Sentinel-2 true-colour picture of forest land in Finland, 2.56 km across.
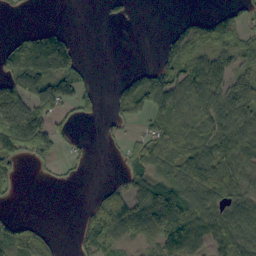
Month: September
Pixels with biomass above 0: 56%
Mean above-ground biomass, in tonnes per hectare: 57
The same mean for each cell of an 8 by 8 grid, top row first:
7 0 0 16 0 5 48 50
57 160 29 0 0 79 52 52
97 138 84 8 81 99 124 63
112 89 39 27 47 61 89 118
101 90 12 12 50 57 88 96
37 8 11 4 56 57 115 99
3 0 8 73 78 89 81 87
57 35 36 61 29 107 70 88
